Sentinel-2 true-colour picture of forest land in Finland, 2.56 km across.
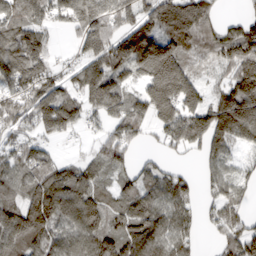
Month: March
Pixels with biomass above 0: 81%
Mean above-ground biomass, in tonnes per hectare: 124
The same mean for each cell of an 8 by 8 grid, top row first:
122 104 150 138 111 181 98 47
158 84 81 157 215 164 70 193
164 148 110 182 141 268 56 212
131 189 125 121 112 207 170 257
85 55 18 104 32 106 137 84
118 139 111 78 85 77 57 72
140 213 145 79 125 114 41 74
164 148 123 124 151 127 13 159
